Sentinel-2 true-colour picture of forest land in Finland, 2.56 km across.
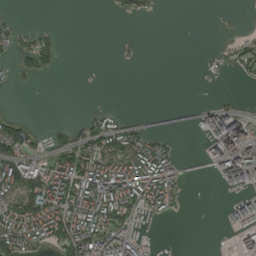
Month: August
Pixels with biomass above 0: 38%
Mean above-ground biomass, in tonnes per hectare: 42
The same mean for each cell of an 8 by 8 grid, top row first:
8 0 0 6 14 0 4 1
40 49 0 1 2 0 10 33
15 6 0 0 0 0 8 14
4 0 4 20 1 2 50 38
109 27 70 69 71 16 59 128
111 101 122 121 117 55 11 118
101 126 96 111 65 27 0 54
107 72 120 115 23 1 0 39
